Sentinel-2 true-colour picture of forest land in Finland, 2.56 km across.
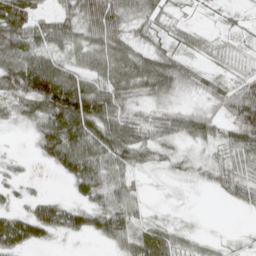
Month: April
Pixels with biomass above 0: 75%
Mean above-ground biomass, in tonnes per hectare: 43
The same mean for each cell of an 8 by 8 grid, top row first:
95 31 64 82 40 7 4 5
63 50 52 67 35 20 8 9
77 125 60 68 76 72 27 30
29 82 118 73 19 35 34 93
1 76 88 77 47 27 27 57
17 5 78 48 9 11 18 40
24 53 45 65 19 3 0 15
82 28 9 42 55 30 8 6
